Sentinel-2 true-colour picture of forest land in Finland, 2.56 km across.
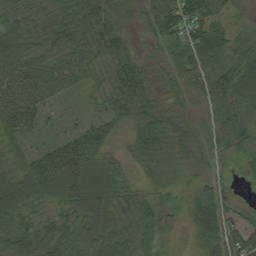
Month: August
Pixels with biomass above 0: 95%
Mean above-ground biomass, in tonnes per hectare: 46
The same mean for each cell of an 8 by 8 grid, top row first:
46 49 68 44 39 98 52 17
61 45 46 58 20 49 85 43
58 59 31 48 55 34 49 67
69 19 8 42 49 33 25 45
35 30 71 28 55 41 29 37
53 76 78 43 21 15 25 14
55 28 70 57 48 25 64 21
65 54 42 52 42 13 57 77
